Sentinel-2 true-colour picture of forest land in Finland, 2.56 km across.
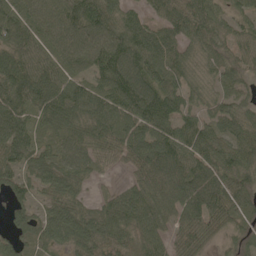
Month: May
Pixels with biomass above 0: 92%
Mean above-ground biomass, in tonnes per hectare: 84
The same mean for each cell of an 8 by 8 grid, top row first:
97 107 116 81 48 92 94 49
86 84 104 130 111 73 58 51
124 100 73 120 120 67 45 52
114 101 87 100 115 85 61 65
123 62 83 72 106 104 97 73
76 80 55 18 96 114 120 83
54 61 65 74 110 100 123 68
49 74 109 82 69 69 55 25
